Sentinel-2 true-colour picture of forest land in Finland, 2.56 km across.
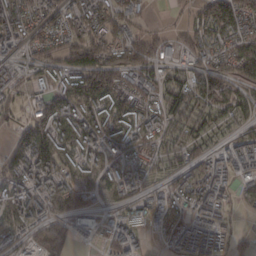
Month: February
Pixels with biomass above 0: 81%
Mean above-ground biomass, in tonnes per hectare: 85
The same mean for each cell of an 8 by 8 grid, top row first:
130 96 103 113 41 14 133 132
70 90 116 122 136 66 86 108
49 56 142 164 89 64 106 74
49 117 101 111 97 119 95 74
89 142 84 72 91 111 50 78
114 110 77 61 66 75 82 57
77 67 107 41 70 79 80 17
53 86 39 72 35 71 68 37
